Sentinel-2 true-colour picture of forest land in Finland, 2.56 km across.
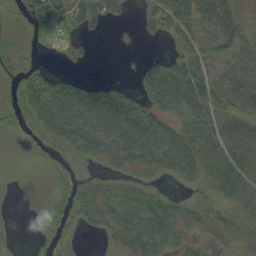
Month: September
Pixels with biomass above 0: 66%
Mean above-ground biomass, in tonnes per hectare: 33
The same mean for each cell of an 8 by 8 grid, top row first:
13 50 34 23 20 61 44 31
15 3 6 0 1 15 46 43
17 35 14 5 34 66 52 58
23 44 48 59 48 70 61 52
5 21 36 52 65 62 77 77
13 19 14 13 19 37 43 57
1 17 51 38 59 28 18 36
4 17 8 16 53 34 8 14
